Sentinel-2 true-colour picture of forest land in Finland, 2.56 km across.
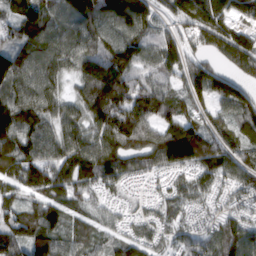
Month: March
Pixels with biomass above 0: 94%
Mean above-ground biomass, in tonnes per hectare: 110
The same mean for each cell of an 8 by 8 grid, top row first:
99 129 166 148 153 123 175 82
90 105 103 142 114 120 115 173
132 105 105 226 94 79 161 110
152 101 97 193 139 107 73 121
137 103 120 141 127 148 112 96
107 137 126 101 60 58 92 103
84 100 59 45 41 75 51 67
126 110 73 62 78 59 96 139
